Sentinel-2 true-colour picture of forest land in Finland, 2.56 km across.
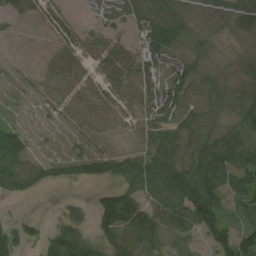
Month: July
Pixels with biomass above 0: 84%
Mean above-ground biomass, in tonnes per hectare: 73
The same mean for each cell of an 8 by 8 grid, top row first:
30 52 19 67 79 70 57 71
3 22 74 72 84 56 45 22
15 62 70 62 95 86 89 55
10 30 79 75 89 108 93 94
95 14 29 19 71 141 111 110
124 59 55 76 118 193 131 92
4 4 28 139 91 124 152 34
102 81 107 85 95 72 56 94
